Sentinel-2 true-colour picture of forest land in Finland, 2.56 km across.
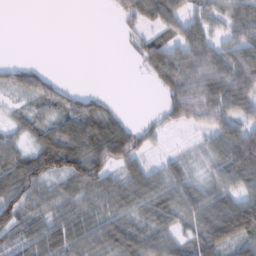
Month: February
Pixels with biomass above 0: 72%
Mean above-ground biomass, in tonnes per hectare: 52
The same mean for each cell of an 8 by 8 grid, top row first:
0 0 0 9 61 53 55 62
0 0 0 0 42 62 64 70
37 35 0 0 8 83 87 95
15 38 71 27 2 57 73 56
39 78 99 120 34 4 32 113
102 72 94 56 60 46 30 77
91 57 54 58 56 59 69 85
56 89 80 88 71 48 70 74
